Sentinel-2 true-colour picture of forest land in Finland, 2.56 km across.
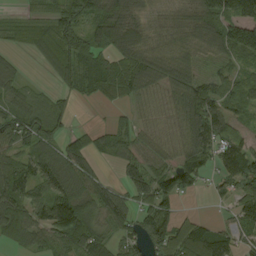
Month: August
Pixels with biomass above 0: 78%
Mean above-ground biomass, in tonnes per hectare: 70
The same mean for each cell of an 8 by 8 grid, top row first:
16 47 86 113 44 43 102 107
22 54 88 92 74 58 69 116
55 16 78 96 92 82 46 50
79 73 3 12 36 61 117 33
77 62 58 73 57 49 103 78
106 97 90 16 92 93 40 104
112 114 92 95 57 49 5 89
50 72 104 45 82 114 105 65
